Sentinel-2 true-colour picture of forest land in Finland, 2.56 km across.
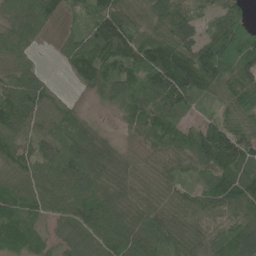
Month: June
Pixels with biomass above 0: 93%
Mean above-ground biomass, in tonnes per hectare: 83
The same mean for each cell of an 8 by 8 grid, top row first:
72 65 31 106 81 110 43 74
63 6 85 114 114 132 124 159
74 26 51 90 93 155 113 113
113 66 34 20 90 88 24 79
75 57 86 46 49 99 146 92
65 68 98 79 77 65 75 123
87 61 109 105 84 93 81 113
106 49 69 100 98 84 82 107
